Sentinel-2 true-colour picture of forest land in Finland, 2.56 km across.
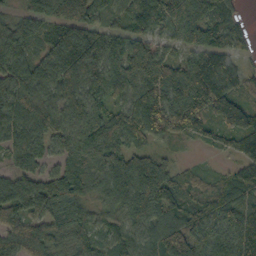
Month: October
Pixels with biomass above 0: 93%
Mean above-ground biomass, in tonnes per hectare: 97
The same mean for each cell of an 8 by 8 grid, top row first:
68 114 109 58 159 107 96 39
99 91 152 91 98 63 93 61
105 118 101 103 111 154 165 70
95 83 101 76 118 153 120 172
93 66 115 113 73 44 44 79
85 74 111 94 134 72 30 62
81 96 80 66 125 111 109 111
78 99 74 67 85 162 105 126
